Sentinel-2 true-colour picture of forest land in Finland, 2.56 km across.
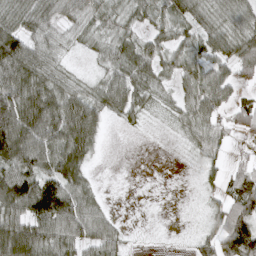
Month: April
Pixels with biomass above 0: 76%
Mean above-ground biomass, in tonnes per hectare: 52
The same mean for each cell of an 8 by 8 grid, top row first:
59 58 51 38 42 53 43 53
110 48 19 45 53 44 52 65
83 57 23 54 52 35 61 38
121 98 97 44 28 29 54 38
124 85 81 1 0 6 54 8
95 84 56 0 0 1 18 43
87 133 82 10 0 1 19 80
114 84 59 47 1 1 41 137
